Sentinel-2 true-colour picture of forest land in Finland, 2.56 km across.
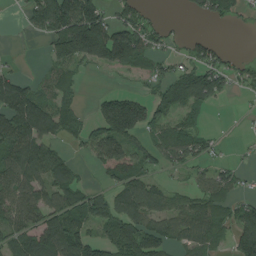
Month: August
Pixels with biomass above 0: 63%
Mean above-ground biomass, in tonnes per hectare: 73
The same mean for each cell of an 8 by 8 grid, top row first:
2 128 189 65 46 2 44 34
1 47 168 183 87 20 50 2
74 38 23 6 33 88 109 34
159 111 36 157 102 66 26 6
116 78 35 125 43 92 34 6
104 112 39 82 73 10 38 28
94 103 111 95 98 54 89 53
83 142 129 94 126 52 74 99
